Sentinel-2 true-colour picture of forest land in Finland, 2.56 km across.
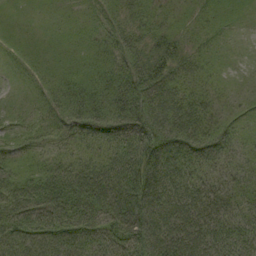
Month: September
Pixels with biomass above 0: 98%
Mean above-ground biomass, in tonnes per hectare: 48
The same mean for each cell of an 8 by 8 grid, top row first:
9 16 25 33 43 22 29 18
19 23 29 41 44 40 32 12
14 33 39 40 71 56 36 14
16 35 50 52 69 80 40 25
27 30 39 51 69 73 65 36
48 59 66 69 81 77 40 30
67 72 70 65 89 82 65 41
65 66 59 56 87 80 80 78
